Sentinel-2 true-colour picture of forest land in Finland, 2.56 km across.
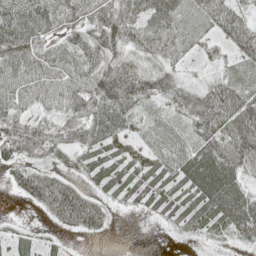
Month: May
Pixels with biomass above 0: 83%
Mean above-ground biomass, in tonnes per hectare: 50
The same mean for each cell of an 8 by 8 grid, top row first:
68 74 54 80 74 73 64 52
74 44 66 64 61 58 22 54
57 52 53 93 73 42 24 29
40 27 66 78 37 46 88 83
68 58 56 55 37 47 66 78
35 48 30 48 51 50 89 46
2 52 95 19 23 45 70 73
30 18 8 2 0 8 25 30
